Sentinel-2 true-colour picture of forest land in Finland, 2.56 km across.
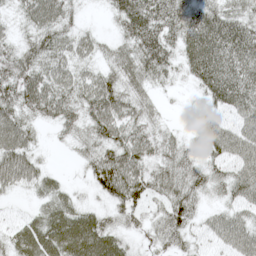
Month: May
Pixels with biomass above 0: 88%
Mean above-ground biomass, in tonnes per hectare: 49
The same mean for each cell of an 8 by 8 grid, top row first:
26 72 18 32 87 66 62 49
47 64 43 25 76 51 80 75
85 62 49 47 43 22 66 70
64 57 49 70 34 4 43 51
75 8 24 63 52 26 51 61
82 30 10 89 55 54 41 54
6 40 35 39 37 70 21 41
41 67 74 51 20 44 30 57
